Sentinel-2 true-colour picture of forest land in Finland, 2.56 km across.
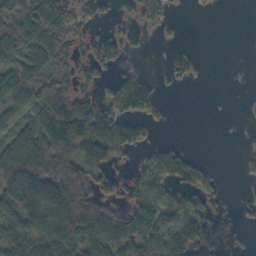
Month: October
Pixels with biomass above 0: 58%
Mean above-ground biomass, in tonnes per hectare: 62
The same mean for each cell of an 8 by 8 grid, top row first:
75 95 66 21 65 8 3 0
75 89 36 44 31 19 0 0
80 52 57 33 48 28 5 1
60 89 109 99 67 1 0 1
91 146 126 112 35 20 0 2
153 148 133 51 63 78 33 11
101 118 125 68 105 57 34 10
94 115 117 112 139 144 43 2
